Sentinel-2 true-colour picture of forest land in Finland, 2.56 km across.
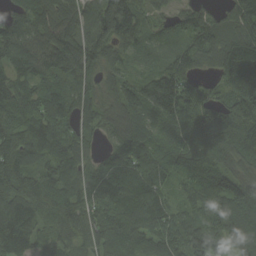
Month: September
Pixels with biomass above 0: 94%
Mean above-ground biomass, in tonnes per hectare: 112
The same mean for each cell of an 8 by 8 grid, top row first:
89 100 103 183 75 71 77 122
97 120 147 120 54 81 115 177
106 77 102 72 68 136 55 189
106 124 90 84 122 129 128 152
148 128 87 60 105 106 136 119
156 117 109 126 137 78 124 108
149 93 98 125 142 72 131 163
124 61 77 102 103 109 137 158
